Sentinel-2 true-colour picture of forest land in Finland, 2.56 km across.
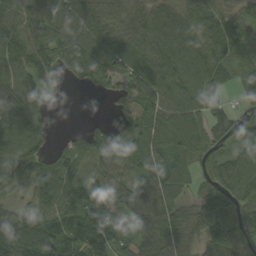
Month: September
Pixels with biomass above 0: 88%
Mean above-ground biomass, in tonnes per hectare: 80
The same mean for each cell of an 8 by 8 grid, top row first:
78 127 122 85 85 82 71 40
95 112 136 102 82 100 83 54
78 61 71 68 66 117 112 76
75 30 0 20 74 108 95 51
107 31 42 70 70 91 93 80
66 79 52 63 61 71 64 138
43 71 75 71 121 68 75 79
135 131 109 112 68 109 64 64
